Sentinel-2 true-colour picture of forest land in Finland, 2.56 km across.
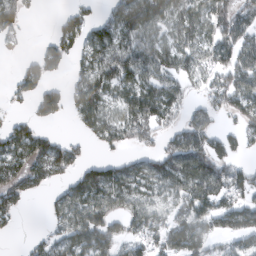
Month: February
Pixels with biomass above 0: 67%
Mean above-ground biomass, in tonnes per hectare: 66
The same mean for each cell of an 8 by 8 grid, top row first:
85 1 42 50 138 80 89 87
13 46 49 80 84 76 70 86
32 49 42 75 77 68 54 94
13 75 64 53 101 52 61 73
90 70 24 49 42 71 94 40
79 73 72 81 60 92 103 76
48 19 87 81 78 63 82 91
4 40 80 78 70 100 61 68
